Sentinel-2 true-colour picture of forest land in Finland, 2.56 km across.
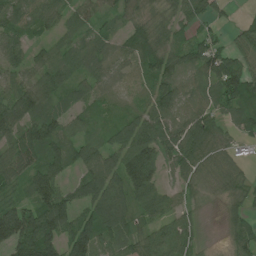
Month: July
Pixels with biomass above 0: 85%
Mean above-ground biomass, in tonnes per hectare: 65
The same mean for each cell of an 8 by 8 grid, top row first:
59 62 44 33 34 50 50 8
49 45 59 41 70 49 71 47
55 74 54 42 39 61 70 105
114 73 42 32 56 58 60 60
88 105 58 58 118 79 89 35
82 103 51 94 125 39 46 40
87 132 64 115 63 50 5 34
150 131 119 67 54 85 6 53
